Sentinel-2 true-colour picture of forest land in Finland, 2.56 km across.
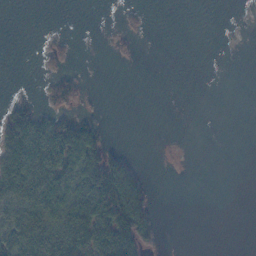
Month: November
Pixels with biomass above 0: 30%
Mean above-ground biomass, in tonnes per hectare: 26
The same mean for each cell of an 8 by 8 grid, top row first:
0 0 0 0 6 0 0 0
0 14 1 7 1 0 0 0
0 18 22 0 0 0 0 0
46 35 22 0 0 0 0 0
66 95 137 14 0 1 0 0
58 73 94 146 32 0 0 0
49 62 75 129 89 0 0 0
72 73 77 100 70 0 0 0
